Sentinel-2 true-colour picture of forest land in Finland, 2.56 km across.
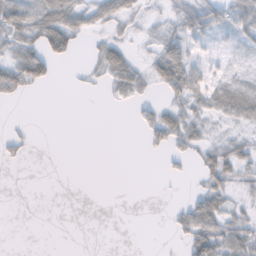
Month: November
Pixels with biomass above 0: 42%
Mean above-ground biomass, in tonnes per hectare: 17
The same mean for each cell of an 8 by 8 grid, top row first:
43 42 35 37 9 21 48 38
32 64 16 34 4 36 12 8
52 29 3 28 21 49 24 10
0 0 0 2 10 24 20 33
13 0 0 0 7 21 19 19
0 0 0 0 0 8 26 19
0 0 0 0 0 11 54 12
0 0 0 0 0 6 61 41
